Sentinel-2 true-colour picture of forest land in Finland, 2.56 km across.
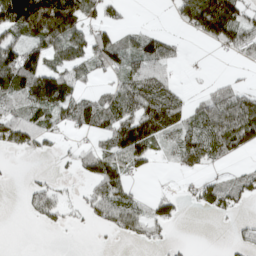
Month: April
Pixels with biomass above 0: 56%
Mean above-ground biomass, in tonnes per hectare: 58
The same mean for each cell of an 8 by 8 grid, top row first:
168 130 86 24 0 33 160 85
93 77 71 77 66 27 15 79
142 124 51 35 90 21 13 17
64 93 86 99 123 88 82 134
69 31 16 82 120 72 98 102
1 12 31 88 21 16 22 32
2 68 30 96 45 48 49 27
0 0 1 9 44 12 0 24
